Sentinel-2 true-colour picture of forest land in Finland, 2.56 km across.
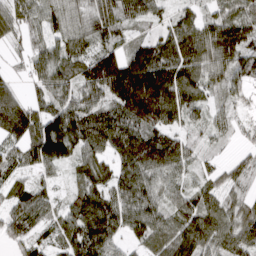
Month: March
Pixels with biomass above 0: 91%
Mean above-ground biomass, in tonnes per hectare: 76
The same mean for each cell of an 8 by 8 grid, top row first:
59 67 63 90 66 44 46 76
19 67 71 35 57 100 108 98
34 91 58 101 171 118 79 53
142 72 98 83 158 98 53 22
51 152 100 101 137 83 25 18
35 30 65 79 94 51 34 46
70 53 97 114 96 71 85 65
57 40 102 66 61 88 81 95
